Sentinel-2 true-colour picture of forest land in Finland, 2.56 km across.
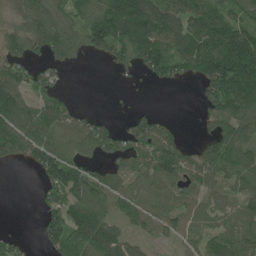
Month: June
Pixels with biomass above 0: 72%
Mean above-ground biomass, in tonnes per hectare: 89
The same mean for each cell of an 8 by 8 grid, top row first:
50 81 71 172 210 162 146 90
70 109 70 130 158 124 166 181
98 55 0 7 24 46 131 191
149 104 50 9 38 3 84 138
121 127 93 81 114 92 64 109
0 96 104 79 92 116 100 97
0 68 139 64 61 58 47 48
34 82 122 136 38 38 60 77
